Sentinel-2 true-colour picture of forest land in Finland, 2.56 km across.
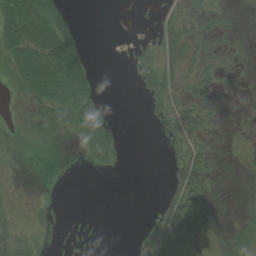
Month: July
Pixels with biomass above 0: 37%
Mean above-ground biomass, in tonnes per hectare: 18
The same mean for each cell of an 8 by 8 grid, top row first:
70 71 3 0 1 15 17 2
66 81 33 0 1 27 13 5
37 75 58 0 18 16 22 2
2 40 50 4 4 18 15 2
10 7 14 37 0 13 14 3
2 0 0 3 0 25 16 3
11 9 0 0 0 36 10 6
39 7 1 0 18 57 4 27
